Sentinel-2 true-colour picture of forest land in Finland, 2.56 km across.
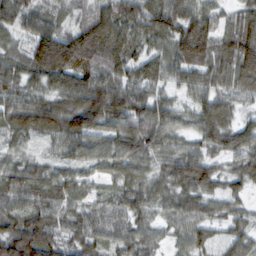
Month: February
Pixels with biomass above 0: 95%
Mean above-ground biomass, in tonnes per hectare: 74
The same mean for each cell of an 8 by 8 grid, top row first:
87 60 47 108 105 107 57 67
45 155 136 119 58 92 99 116
71 85 84 75 78 48 71 87
88 106 114 105 85 54 82 41
38 37 82 83 85 55 66 73
72 61 45 58 54 89 81 57
60 72 48 48 56 62 54 37
119 79 53 48 55 36 68 69
